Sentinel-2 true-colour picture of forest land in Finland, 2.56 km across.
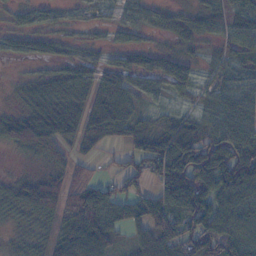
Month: November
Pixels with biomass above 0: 78%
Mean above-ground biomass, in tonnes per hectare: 55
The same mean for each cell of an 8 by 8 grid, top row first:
20 23 10 21 32 27 39 43
28 28 14 31 28 19 12 45
9 39 53 57 40 55 15 41
27 90 67 83 23 17 26 75
62 94 63 33 65 119 95 106
16 41 53 32 75 142 101 131
33 68 94 67 74 102 97 97
11 37 122 51 54 70 115 84
